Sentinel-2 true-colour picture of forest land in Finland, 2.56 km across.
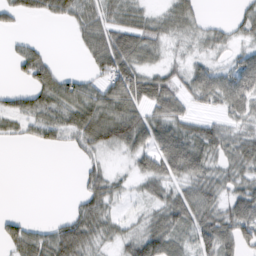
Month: February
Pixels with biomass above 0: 69%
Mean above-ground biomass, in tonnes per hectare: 41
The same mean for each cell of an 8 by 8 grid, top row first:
30 30 54 43 35 47 10 29
19 11 25 90 58 11 22 21
14 54 34 77 62 36 64 65
44 47 65 81 55 49 20 47
11 32 42 45 50 87 69 54
0 0 20 26 43 48 52 47
1 0 37 29 20 61 58 62
55 51 74 28 59 44 34 60
